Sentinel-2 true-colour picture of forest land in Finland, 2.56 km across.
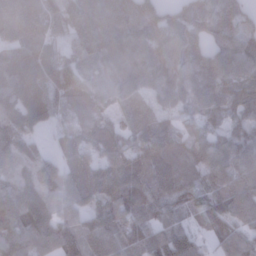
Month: January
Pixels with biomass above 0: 95%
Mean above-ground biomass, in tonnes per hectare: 105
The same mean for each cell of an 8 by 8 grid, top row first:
223 126 104 100 145 84 125 100
109 78 87 112 104 93 94 101
151 126 109 80 101 102 95 117
132 114 53 49 78 67 85 84
134 30 83 102 146 88 93 105
92 107 109 163 154 98 89 104
129 115 88 139 117 63 93 117
127 127 120 106 112 130 36 93
